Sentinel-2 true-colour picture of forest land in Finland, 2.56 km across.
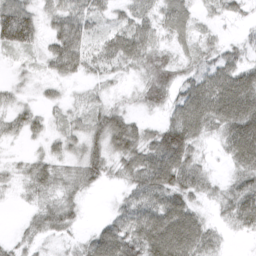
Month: March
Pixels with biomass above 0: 84%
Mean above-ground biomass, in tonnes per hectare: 45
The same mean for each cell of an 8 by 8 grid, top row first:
99 32 53 25 33 48 13 17
54 37 73 54 52 24 21 25
10 25 26 19 30 39 73 87
26 17 25 45 16 57 93 109
8 19 35 63 61 114 18 100
15 45 42 23 78 92 28 46
4 39 23 14 69 83 16 66
17 22 19 88 85 110 50 6
